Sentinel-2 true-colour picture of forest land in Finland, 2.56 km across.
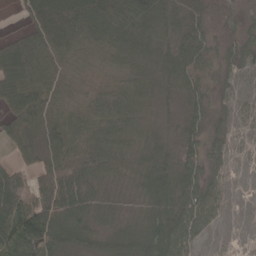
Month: April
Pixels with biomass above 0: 87%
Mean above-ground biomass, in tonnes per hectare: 69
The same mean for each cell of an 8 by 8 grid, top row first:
6 97 120 134 128 63 19 15
77 98 90 96 81 60 30 27
94 87 77 87 77 48 17 13
91 84 94 115 70 23 33 17
59 62 134 105 63 37 45 9
61 113 149 62 64 82 40 1
91 152 120 30 46 89 81 1
97 107 95 72 102 94 16 0
